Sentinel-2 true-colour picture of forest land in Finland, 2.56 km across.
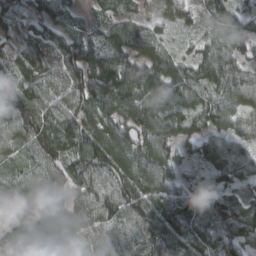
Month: March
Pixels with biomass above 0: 94%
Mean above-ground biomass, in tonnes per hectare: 87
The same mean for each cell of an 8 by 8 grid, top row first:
59 67 26 58 29 51 48 72
45 110 95 96 79 25 56 61
99 97 101 120 111 98 89 77
131 101 99 100 114 119 103 77
77 127 106 115 88 70 78 76
76 82 80 102 118 58 68 88
84 103 81 106 103 102 127 64
92 80 98 90 110 112 86 88
